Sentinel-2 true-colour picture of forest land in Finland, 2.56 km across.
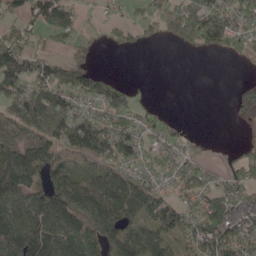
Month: May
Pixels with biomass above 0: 69%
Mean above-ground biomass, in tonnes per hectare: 82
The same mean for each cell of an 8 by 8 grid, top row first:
56 109 37 27 51 116 142 81
146 41 38 25 22 24 60 52
149 134 109 61 4 0 0 9
108 139 76 100 37 5 0 43
111 104 111 135 69 49 10 28
168 104 65 98 61 69 61 69
119 150 142 129 107 108 133 103
156 135 103 111 122 68 145 114
